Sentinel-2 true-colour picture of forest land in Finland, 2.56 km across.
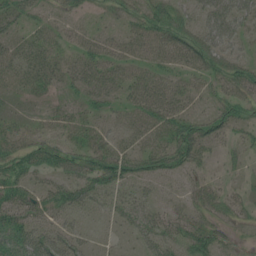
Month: July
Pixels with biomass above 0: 66%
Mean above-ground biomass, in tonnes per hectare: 30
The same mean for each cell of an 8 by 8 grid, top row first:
42 16 15 15 41 40 43 43
23 31 25 22 29 45 43 20
30 29 30 29 34 23 22 42
11 13 18 20 39 36 21 31
37 37 31 27 21 58 33 20
44 27 39 57 40 23 16 9
56 39 32 19 24 16 25 18
59 57 27 6 29 38 44 12
